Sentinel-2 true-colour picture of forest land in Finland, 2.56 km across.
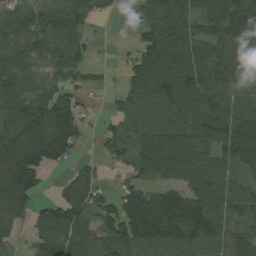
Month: August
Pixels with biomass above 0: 82%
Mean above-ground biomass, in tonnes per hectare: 99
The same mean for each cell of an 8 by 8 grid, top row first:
69 81 63 14 83 144 102 155
78 70 74 5 102 114 90 142
97 59 37 5 126 151 106 93
81 135 68 24 77 84 128 102
103 191 51 62 115 173 148 215
155 40 80 17 59 108 107 80
116 68 120 83 205 197 145 80
36 116 104 120 135 126 118 112
